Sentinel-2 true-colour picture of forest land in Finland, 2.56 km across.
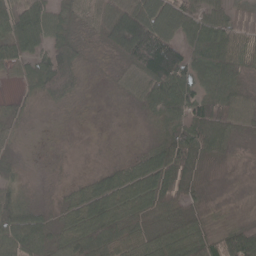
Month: April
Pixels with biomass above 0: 82%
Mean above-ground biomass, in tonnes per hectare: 61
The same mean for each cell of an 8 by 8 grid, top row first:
95 65 53 95 138 118 61 72
57 66 56 68 159 104 86 73
22 115 42 16 94 142 68 47
22 9 3 1 30 79 105 54
16 3 1 1 17 96 93 23
38 6 11 55 87 93 20 7
77 28 76 92 75 65 25 3
94 81 104 105 73 95 56 71
